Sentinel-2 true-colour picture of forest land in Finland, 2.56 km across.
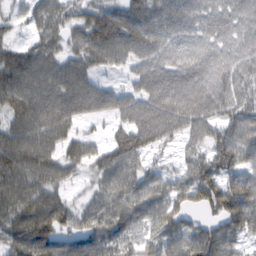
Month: February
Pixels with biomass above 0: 85%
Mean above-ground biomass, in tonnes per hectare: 77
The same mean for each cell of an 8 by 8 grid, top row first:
29 70 54 83 88 80 66 68
57 71 70 100 88 76 70 63
93 88 82 16 72 90 80 66
86 121 81 54 87 106 76 77
99 84 66 70 82 36 68 96
102 84 30 71 64 52 106 92
95 106 44 78 73 90 73 126
90 105 96 86 49 78 97 49
